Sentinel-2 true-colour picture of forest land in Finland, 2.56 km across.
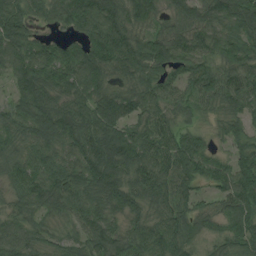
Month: August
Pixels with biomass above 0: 94%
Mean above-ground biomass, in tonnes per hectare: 81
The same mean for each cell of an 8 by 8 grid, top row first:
98 54 109 101 69 57 74 104
102 62 68 130 92 92 73 82
77 110 100 62 79 56 109 93
78 102 93 98 79 61 43 66
71 87 90 119 99 91 49 50
73 93 106 106 93 95 73 103
51 58 77 80 68 88 47 82
81 49 56 78 84 102 45 76
